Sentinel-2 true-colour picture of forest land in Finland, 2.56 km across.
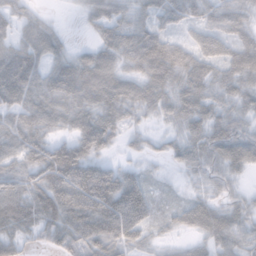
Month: November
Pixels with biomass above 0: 88%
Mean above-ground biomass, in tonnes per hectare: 60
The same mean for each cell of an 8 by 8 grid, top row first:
42 14 17 64 39 51 49 59
72 69 18 63 89 60 54 67
106 61 78 78 70 74 68 63
77 84 76 68 38 56 55 47
76 72 80 43 23 39 73 79
72 98 116 81 30 8 40 25
88 94 101 103 70 27 54 39
52 46 67 73 32 17 46 56
